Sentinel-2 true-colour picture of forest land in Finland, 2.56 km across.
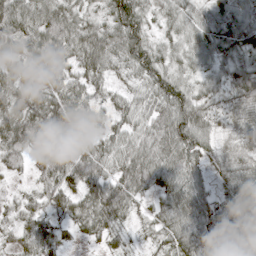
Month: April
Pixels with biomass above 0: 94%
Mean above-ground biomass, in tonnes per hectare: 54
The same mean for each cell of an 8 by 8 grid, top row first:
67 79 45 68 51 42 40 52
44 77 61 65 74 39 57 51
68 49 45 29 56 60 47 67
71 97 56 30 47 89 48 49
73 114 46 49 64 80 48 40
17 52 89 57 76 59 35 60
26 38 47 74 17 57 59 56
26 42 17 23 14 45 57 42
